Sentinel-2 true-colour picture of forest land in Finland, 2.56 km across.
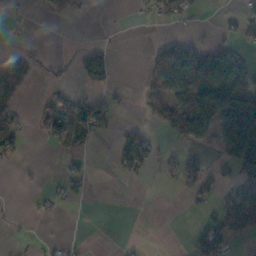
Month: November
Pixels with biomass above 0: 30%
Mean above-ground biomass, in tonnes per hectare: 33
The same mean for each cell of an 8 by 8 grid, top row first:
2 8 5 0 6 37 3 22
7 5 18 15 7 66 55 33
37 14 25 22 26 72 69 99
27 60 86 41 20 75 156 212
40 28 29 16 88 22 20 132
5 1 22 5 19 54 40 59
1 6 4 2 2 2 15 70
5 9 5 0 2 0 68 11
